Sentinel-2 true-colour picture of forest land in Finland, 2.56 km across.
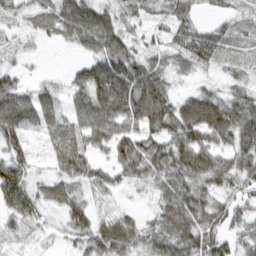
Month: March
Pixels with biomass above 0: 82%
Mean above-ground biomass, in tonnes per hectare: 48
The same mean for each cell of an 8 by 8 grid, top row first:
26 34 92 38 24 46 11 17
14 4 37 71 26 33 61 19
32 15 45 120 86 12 12 21
89 56 65 99 106 68 92 66
48 39 61 65 60 70 66 57
71 26 54 32 44 68 60 47
59 27 41 14 9 75 52 48
16 9 35 70 44 74 54 40
